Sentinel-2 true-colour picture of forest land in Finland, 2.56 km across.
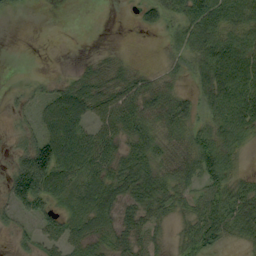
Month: September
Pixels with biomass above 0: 69%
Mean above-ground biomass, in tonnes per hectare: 39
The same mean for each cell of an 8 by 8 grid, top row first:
3 0 0 0 28 39 82 65
0 0 0 6 0 28 66 63
2 15 38 52 33 20 62 83
13 45 68 61 54 58 36 78
16 82 69 43 57 29 54 37
88 115 54 49 52 44 57 23
41 42 35 33 44 24 47 54
15 32 37 28 30 14 46 23
